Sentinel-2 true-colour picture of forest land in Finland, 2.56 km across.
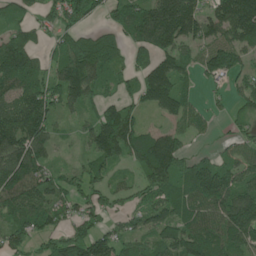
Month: June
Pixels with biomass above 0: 80%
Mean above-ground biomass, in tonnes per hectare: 91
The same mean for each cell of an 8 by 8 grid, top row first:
51 49 93 51 129 191 86 166
137 43 97 71 85 107 95 108
138 82 187 63 102 117 41 51
122 95 48 97 51 78 32 44
137 81 27 161 115 88 9 45
138 71 57 54 69 124 136 84
106 115 66 37 72 101 109 127
74 67 135 95 56 120 134 95
